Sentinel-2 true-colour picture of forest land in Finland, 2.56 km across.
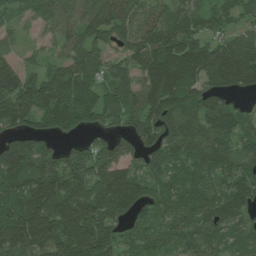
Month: July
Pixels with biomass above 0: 90%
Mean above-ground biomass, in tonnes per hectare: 116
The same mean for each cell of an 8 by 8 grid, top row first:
41 58 87 128 89 111 82 74
36 24 122 75 140 166 115 127
127 99 121 101 115 153 110 109
168 124 140 108 130 130 131 76
98 53 48 79 91 109 134 100
145 167 140 190 101 93 108 125
170 214 187 220 85 117 120 104
149 171 199 117 92 87 111 71
